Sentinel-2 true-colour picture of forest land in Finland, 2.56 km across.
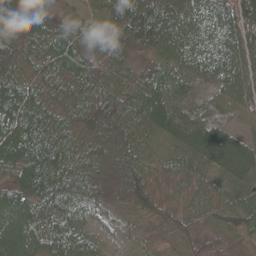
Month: May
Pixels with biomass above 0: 98%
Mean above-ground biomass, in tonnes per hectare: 63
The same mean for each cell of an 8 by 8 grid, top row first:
63 49 34 65 103 82 77 86
66 61 65 84 52 78 72 75
67 54 67 53 60 64 57 74
82 52 64 81 71 85 53 38
106 87 38 67 43 68 113 83
61 100 72 38 55 34 50 88
80 84 60 27 41 39 46 57
88 67 62 27 28 42 46 23
